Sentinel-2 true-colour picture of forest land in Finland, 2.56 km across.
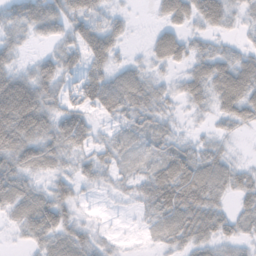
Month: November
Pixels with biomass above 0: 81%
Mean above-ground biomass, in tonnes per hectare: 40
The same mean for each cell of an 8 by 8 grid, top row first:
51 61 53 26 1 53 55 20
30 13 50 51 10 60 24 20
68 56 51 59 43 20 58 71
117 55 54 45 43 12 18 51
84 53 46 32 22 27 22 4
55 32 33 23 32 82 64 32
45 65 17 4 23 79 58 24
10 47 44 11 5 36 38 27
